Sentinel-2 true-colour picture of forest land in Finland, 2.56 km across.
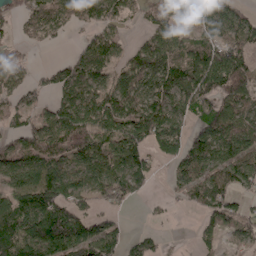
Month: April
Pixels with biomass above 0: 74%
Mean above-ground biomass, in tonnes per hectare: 81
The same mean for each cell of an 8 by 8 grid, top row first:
49 85 57 72 40 93 112 71
31 13 34 72 66 92 98 101
78 34 99 84 110 99 116 88
72 55 107 104 113 95 76 102
72 96 99 102 72 67 112 110
118 116 114 122 68 58 98 98
124 117 68 43 8 14 81 59
141 161 134 79 53 1 33 42
